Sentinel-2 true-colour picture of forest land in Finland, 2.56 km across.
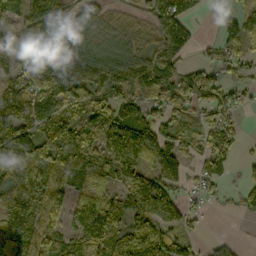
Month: October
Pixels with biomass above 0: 78%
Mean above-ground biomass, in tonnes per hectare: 105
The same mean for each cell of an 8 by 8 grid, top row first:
62 142 66 50 70 174 4 60
67 155 132 74 103 135 16 51
94 132 139 148 178 86 99 45
168 142 80 110 109 71 80 41
171 168 194 181 197 103 89 46
138 160 146 121 123 72 80 24
141 131 103 123 157 90 24 54
115 93 115 140 166 116 28 15
